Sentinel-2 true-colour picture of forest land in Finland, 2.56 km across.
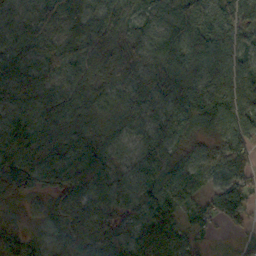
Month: October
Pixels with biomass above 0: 95%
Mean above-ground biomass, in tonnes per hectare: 94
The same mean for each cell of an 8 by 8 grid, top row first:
70 76 121 106 64 89 104 88
95 90 98 73 74 96 94 65
106 89 84 66 86 126 127 102
84 103 90 71 77 146 126 109
130 119 97 61 82 79 57 80
179 99 182 101 95 107 66 73
53 72 107 78 84 76 60 105
130 102 147 124 147 114 21 16
